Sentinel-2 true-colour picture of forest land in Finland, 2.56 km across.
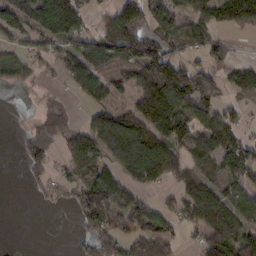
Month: February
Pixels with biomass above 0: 66%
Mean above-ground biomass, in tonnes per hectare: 83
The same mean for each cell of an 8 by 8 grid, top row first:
89 155 84 80 109 87 92 141
56 65 114 153 131 66 84 3
59 21 118 79 107 166 69 65
0 71 23 103 157 139 103 37
14 100 89 121 154 87 98 85
0 56 54 87 123 67 77 96
0 15 84 125 94 58 93 108
0 0 35 115 153 62 111 136
